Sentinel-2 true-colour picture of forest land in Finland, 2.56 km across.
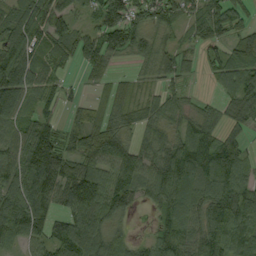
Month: September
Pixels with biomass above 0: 85%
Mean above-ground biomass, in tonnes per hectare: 86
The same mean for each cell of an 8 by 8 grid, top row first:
102 119 39 100 73 69 105 56
123 89 95 103 71 50 54 91
118 70 18 37 26 55 27 142
98 53 34 56 59 55 37 81
84 106 82 126 63 85 95 66
96 130 132 110 110 137 119 93
145 83 136 111 32 98 118 138
60 90 138 65 34 92 136 116
